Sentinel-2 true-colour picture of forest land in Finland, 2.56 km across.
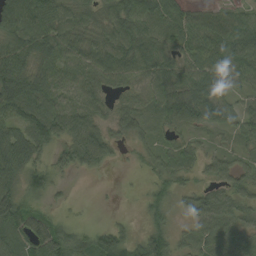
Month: August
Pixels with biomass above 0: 88%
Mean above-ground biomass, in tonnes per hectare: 57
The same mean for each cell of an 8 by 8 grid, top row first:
89 62 57 63 75 58 52 48
65 68 64 64 67 54 76 84
87 66 65 57 49 73 86 58
71 79 83 37 51 70 68 53
77 64 106 44 33 41 29 29
61 54 18 3 13 43 41 66
92 26 5 1 27 23 84 64
55 106 50 71 63 39 61 37
